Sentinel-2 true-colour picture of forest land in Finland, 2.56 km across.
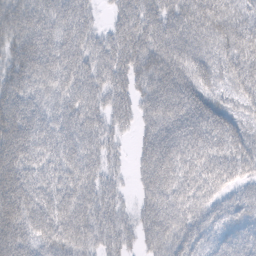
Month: February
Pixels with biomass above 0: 94%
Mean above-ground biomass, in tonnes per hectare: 71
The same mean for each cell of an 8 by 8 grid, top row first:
76 74 59 32 75 71 91 69
71 87 74 71 82 87 68 89
79 77 73 67 62 79 57 74
94 65 75 56 50 91 75 44
107 77 76 37 45 93 91 66
99 68 80 36 52 91 84 55
107 77 78 56 48 82 54 53
98 70 75 61 41 68 41 68
